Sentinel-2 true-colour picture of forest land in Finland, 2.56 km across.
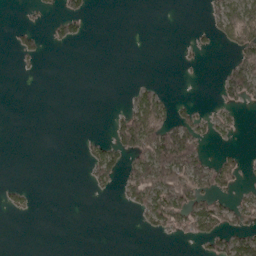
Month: April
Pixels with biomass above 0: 24%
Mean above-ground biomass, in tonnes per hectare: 25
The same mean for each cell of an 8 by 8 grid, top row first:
0 11 37 0 0 0 19 81
19 10 3 0 0 3 10 70
1 0 0 0 6 1 0 91
0 0 0 7 92 31 14 16
0 0 6 46 105 155 25 4
0 0 1 36 83 120 61 30
16 0 0 1 55 97 64 35
0 0 0 0 2 18 57 68
